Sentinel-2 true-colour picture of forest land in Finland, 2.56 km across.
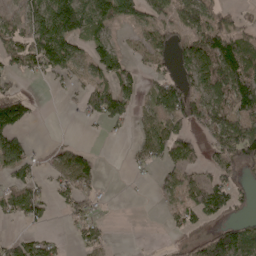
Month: May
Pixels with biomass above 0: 56%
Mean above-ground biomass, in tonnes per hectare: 57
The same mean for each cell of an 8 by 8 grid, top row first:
39 151 158 101 69 69 100 26
75 143 41 44 50 60 103 95
30 23 26 51 24 76 97 119
131 0 23 76 25 105 100 87
64 7 14 3 49 83 44 132
41 28 91 0 8 44 41 54
73 36 40 3 0 43 88 34
35 38 30 16 0 16 72 86
